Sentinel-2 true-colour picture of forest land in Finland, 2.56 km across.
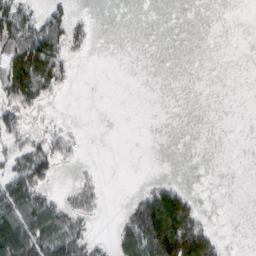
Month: March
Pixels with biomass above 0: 31%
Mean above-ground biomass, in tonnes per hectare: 30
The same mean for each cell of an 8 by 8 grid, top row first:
88 53 9 0 0 0 0 0
88 116 17 0 0 0 0 0
116 86 2 0 0 0 0 0
46 6 0 0 0 0 0 0
38 37 12 0 0 0 0 0
71 50 12 0 2 3 0 0
104 78 45 1 78 108 4 0
132 86 60 26 119 147 70 0
